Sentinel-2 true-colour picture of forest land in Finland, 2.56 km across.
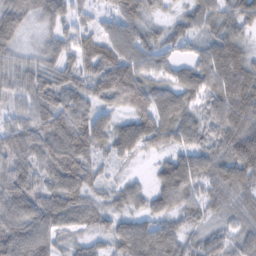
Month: February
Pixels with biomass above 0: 95%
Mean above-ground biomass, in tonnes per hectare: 66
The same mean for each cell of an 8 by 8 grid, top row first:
87 64 44 49 65 31 62 64
51 45 55 61 72 49 58 66
57 61 59 112 78 56 74 102
46 88 78 53 89 75 51 89
74 84 93 73 68 54 52 88
81 60 87 21 12 101 70 90
85 80 73 50 42 58 52 58
94 71 37 55 90 60 52 51
